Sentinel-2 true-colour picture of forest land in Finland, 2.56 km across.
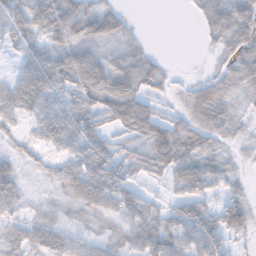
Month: November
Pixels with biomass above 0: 79%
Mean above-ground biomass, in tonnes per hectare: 45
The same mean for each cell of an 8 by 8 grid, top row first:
47 69 83 51 0 0 46 69
29 45 54 23 19 0 14 56
43 77 59 64 53 13 39 63
53 51 64 63 71 23 78 26
22 35 60 41 54 95 48 21
40 22 60 65 30 52 74 20
28 21 40 47 48 38 53 60
43 51 29 34 67 56 80 21
